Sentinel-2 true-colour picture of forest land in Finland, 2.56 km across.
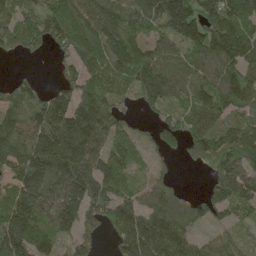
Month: May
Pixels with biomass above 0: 85%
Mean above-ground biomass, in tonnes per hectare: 137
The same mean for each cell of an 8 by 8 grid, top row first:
111 178 187 158 185 248 178 209
75 78 161 165 135 112 203 203
51 14 145 124 216 133 135 206
123 209 200 122 48 89 145 119
144 237 210 106 54 84 149 186
129 200 184 136 55 23 63 167
178 145 141 136 122 121 100 103
198 112 82 64 217 141 53 71
